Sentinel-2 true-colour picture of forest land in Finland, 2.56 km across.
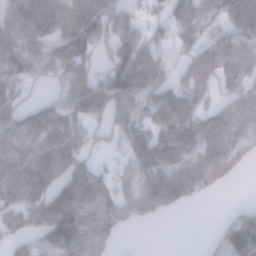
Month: January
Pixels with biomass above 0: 75%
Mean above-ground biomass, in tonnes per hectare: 97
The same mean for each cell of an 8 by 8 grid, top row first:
124 157 153 152 52 80 92 149
144 133 177 117 122 53 95 110
119 71 153 156 181 77 89 98
113 94 107 142 100 201 70 97
85 122 74 30 120 123 85 92
113 105 112 56 86 107 88 24
113 141 88 81 96 40 0 42
60 76 86 43 0 0 16 150
